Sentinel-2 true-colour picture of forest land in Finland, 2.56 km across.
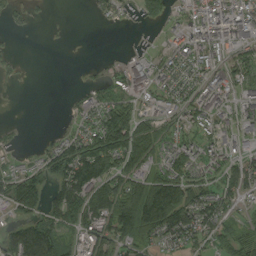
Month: August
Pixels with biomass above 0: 61%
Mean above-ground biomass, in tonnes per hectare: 44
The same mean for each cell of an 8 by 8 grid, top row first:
15 3 0 21 39 19 34 39
6 0 0 0 5 29 37 33
6 0 3 28 35 38 29 42
0 0 21 91 29 36 41 28
17 20 70 121 110 43 36 20
53 61 100 84 66 63 33 61
55 60 98 106 139 115 65 22
62 75 40 73 63 49 45 56
